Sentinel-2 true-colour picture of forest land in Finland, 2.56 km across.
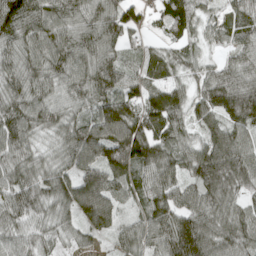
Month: April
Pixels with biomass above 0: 96%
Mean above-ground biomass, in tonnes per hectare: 89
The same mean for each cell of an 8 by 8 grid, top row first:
133 97 83 94 43 108 43 83
86 101 95 70 45 51 36 68
87 81 84 89 85 58 87 90
91 79 58 137 115 95 97 135
91 43 136 151 148 91 91 94
99 84 105 107 79 79 129 115
99 74 122 95 63 95 94 70
75 55 48 49 88 126 100 97
